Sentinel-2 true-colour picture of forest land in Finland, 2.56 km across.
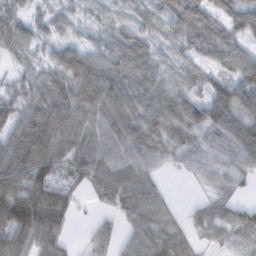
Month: February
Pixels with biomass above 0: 87%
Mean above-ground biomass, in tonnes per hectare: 58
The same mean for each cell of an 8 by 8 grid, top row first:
33 29 14 17 25 62 65 63
38 25 51 47 51 30 58 43
22 55 100 95 67 24 35 70
55 94 74 92 75 63 83 66
89 114 87 77 69 41 31 82
92 82 61 98 67 4 22 39
138 139 25 45 74 11 39 41
81 84 10 38 77 60 25 26
